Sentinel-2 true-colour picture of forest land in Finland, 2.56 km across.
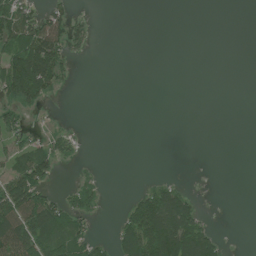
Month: July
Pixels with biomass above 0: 31%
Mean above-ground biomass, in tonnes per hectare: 30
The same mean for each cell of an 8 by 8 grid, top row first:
88 53 9 0 0 0 0 0
88 116 17 0 0 0 0 0
116 86 2 0 0 0 0 0
46 6 0 0 0 0 0 0
38 37 12 0 0 0 0 0
71 50 12 0 2 3 0 0
104 78 45 1 78 108 4 0
132 86 60 26 119 147 70 0
